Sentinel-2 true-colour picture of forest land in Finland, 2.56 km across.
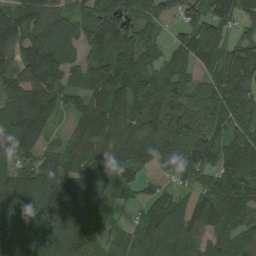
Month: August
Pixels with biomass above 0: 91%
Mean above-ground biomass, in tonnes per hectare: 118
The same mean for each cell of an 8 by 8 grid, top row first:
120 164 108 142 103 50 115 75
130 210 87 172 104 72 147 82
126 144 68 162 115 98 78 122
127 115 94 143 130 167 150 144
119 60 111 126 136 218 164 143
129 128 137 103 50 67 84 129
129 146 214 101 71 106 87 125
131 129 147 61 86 118 46 91
